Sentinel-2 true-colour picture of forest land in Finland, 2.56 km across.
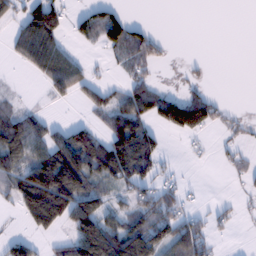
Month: February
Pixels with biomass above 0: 49%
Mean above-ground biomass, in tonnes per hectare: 60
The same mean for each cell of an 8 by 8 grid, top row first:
41 125 33 57 0 0 0 0
59 122 17 52 83 2 0 0
2 84 82 14 45 7 12 0
37 12 12 86 105 146 69 9
95 96 129 121 139 1 8 23
83 186 148 99 95 22 0 23
46 210 129 59 70 63 16 15
41 23 125 157 148 106 51 0
